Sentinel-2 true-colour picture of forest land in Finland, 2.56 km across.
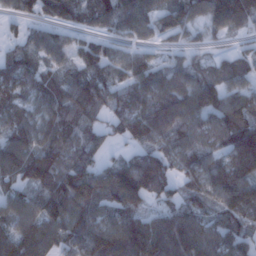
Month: January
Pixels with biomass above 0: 87%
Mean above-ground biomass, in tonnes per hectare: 93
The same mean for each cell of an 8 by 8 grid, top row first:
42 42 66 99 79 88 93 128
46 80 62 53 40 32 26 27
84 68 93 86 100 84 86 73
77 87 95 77 115 119 116 124
107 108 90 34 88 85 91 160
95 157 144 113 154 75 121 128
97 129 122 94 62 86 68 110
124 101 108 127 156 143 104 80
